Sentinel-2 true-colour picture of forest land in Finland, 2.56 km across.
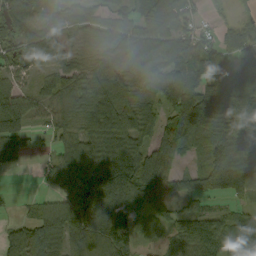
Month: September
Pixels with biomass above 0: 86%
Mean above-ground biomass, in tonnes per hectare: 87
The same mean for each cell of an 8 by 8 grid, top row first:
96 72 73 63 67 77 18 28
90 92 39 70 80 89 79 96
41 52 80 81 103 103 104 88
102 55 68 108 92 125 131 118
71 23 106 138 71 114 95 110
8 41 151 200 122 81 112 149
12 51 179 168 89 51 29 34
69 101 132 151 41 71 113 86
